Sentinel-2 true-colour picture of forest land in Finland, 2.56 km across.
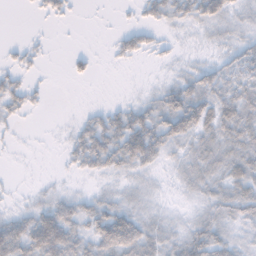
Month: November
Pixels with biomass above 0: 66%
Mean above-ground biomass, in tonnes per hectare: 23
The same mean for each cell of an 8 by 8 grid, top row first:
0 13 2 1 17 28 40 17
8 5 2 9 23 7 9 25
19 3 9 0 2 20 35 33
18 3 5 22 34 63 44 42
4 1 36 47 63 31 25 33
2 3 12 19 16 13 26 33
12 31 31 34 19 6 24 33
57 71 34 58 41 25 47 18
